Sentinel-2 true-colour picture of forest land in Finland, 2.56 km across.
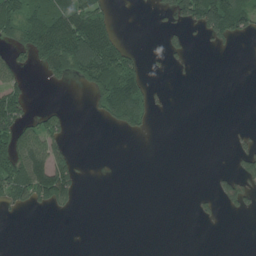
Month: July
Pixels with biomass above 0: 28%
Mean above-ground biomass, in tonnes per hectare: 39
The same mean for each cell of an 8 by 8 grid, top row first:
88 112 123 34 1 64 153 102
40 125 185 97 8 26 13 2
42 34 51 144 60 3 0 0
94 28 0 84 72 0 0 0
96 87 1 0 0 0 0 15
116 171 30 0 0 0 5 58
29 34 8 0 0 0 13 35
0 0 0 0 0 0 0 0
